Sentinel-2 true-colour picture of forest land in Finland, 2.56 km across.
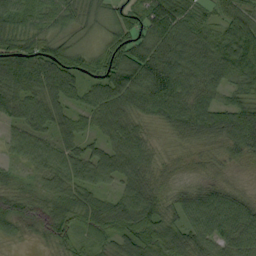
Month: September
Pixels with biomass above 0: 94%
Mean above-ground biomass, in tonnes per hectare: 69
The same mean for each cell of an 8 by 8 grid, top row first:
70 63 49 51 77 88 35 77
87 81 46 86 101 97 82 142
103 111 77 107 103 95 72 79
64 79 49 83 63 84 86 90
43 51 61 68 61 29 44 81
24 58 71 64 70 32 33 19
69 71 77 66 102 58 87 71
20 45 38 53 95 65 67 75
